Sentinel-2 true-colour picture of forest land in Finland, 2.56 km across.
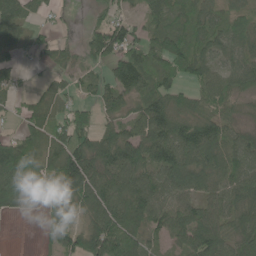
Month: June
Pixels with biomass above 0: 80%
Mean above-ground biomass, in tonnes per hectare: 75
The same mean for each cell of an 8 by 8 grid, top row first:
68 16 2 39 48 60 64 44
51 38 34 121 68 82 67 53
24 22 31 62 78 44 60 73
27 66 59 57 96 108 70 40
86 110 121 136 137 149 136 75
116 73 164 105 84 116 96 76
39 44 86 124 107 65 77 77
0 37 95 148 71 50 134 88
